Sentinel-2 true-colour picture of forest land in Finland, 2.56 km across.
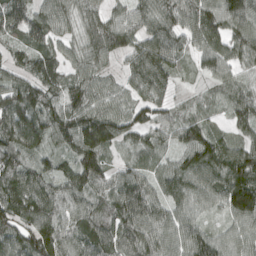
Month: April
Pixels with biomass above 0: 94%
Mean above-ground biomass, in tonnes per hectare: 87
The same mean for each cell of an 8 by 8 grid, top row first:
101 86 83 76 84 100 117 114
52 69 73 101 102 92 93 90
60 87 77 44 119 52 41 53
132 95 96 80 75 48 41 72
105 65 133 83 67 60 99 73
91 80 117 73 71 99 107 132
113 106 85 79 102 78 57 119
116 125 94 92 105 82 84 80
